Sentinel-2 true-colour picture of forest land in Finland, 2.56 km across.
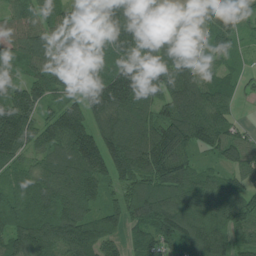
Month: July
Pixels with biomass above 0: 94%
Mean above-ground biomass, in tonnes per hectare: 110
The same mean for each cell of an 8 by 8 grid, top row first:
81 87 94 203 129 46 83 60
75 110 82 130 123 73 57 33
63 112 77 180 177 123 88 35
175 77 140 164 97 135 140 22
160 106 167 154 143 160 99 92
68 113 161 131 119 133 66 74
79 109 126 82 127 128 112 106
124 130 167 75 84 140 166 91
